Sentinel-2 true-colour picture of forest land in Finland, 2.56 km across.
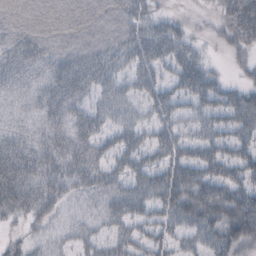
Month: October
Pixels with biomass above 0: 82%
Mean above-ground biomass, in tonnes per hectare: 33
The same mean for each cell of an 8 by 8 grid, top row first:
20 24 24 21 33 13 8 98
33 25 28 30 43 41 8 32
25 28 49 31 33 32 38 15
10 35 30 30 22 30 30 56
35 31 38 33 32 39 38 40
57 37 40 34 42 45 41 39
41 31 7 30 30 49 59 59
13 14 20 29 31 27 40 42
